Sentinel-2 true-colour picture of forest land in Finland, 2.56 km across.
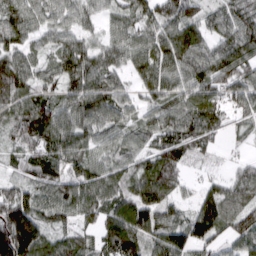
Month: March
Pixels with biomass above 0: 92%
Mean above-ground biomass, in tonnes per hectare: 96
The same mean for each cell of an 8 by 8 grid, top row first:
98 68 67 54 98 139 75 95
84 53 104 85 79 138 79 132
100 60 114 65 75 82 106 100
106 131 120 95 64 104 125 64
82 129 92 68 63 125 72 22
57 122 108 82 123 108 33 71
167 96 112 101 140 67 123 97
239 96 83 130 109 113 91 83
